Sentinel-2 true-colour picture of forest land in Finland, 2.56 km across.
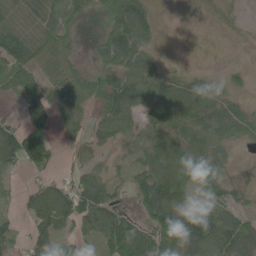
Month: June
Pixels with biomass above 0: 78%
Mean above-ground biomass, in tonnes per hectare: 58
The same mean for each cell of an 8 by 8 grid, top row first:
59 70 39 66 57 2 12 14
107 67 13 78 46 0 1 5
70 58 64 60 78 44 30 18
17 87 52 81 64 98 76 54
116 86 37 35 62 75 72 30
18 29 48 36 80 87 69 14
15 91 85 63 69 118 63 45
44 48 30 108 104 136 106 101
